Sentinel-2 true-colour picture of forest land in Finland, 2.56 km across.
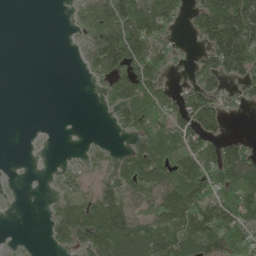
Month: June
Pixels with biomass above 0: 56%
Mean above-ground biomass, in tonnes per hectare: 59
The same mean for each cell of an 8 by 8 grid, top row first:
0 0 29 102 121 52 116 162
0 0 16 139 111 31 64 148
0 0 3 66 101 12 61 60
0 0 0 32 90 63 106 15
0 1 4 12 64 77 69 44
1 4 29 51 115 89 98 121
2 13 93 128 57 129 112 132
3 17 69 130 111 111 120 97
